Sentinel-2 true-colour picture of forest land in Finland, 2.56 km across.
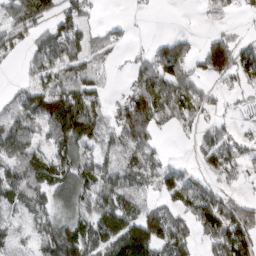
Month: March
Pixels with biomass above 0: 66%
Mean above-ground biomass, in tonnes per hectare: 68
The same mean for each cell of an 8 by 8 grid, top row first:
104 73 64 3 3 0 9 20
55 77 67 37 16 82 103 92
11 68 72 9 66 110 55 58
74 134 133 51 123 62 38 12
110 62 88 40 75 4 59 58
83 81 92 62 60 52 39 34
46 64 65 110 48 62 141 93
27 86 119 140 213 94 58 130
